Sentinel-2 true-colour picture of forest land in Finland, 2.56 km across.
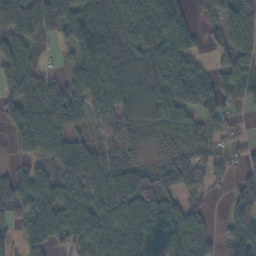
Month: November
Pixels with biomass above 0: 81%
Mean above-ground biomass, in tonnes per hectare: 61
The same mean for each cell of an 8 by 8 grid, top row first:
77 84 62 71 79 105 14 84
60 16 56 76 84 93 19 81
59 46 47 67 44 106 52 75
47 85 52 57 26 79 51 19
46 71 46 39 11 36 31 21
54 51 57 71 54 75 61 36
95 87 75 73 88 70 26 85
40 78 70 85 68 77 41 96
